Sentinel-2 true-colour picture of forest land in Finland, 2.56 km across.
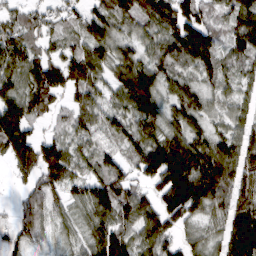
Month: March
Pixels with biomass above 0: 89%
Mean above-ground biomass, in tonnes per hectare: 89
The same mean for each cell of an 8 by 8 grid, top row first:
54 54 65 93 99 152 57 106
99 52 61 89 70 123 122 71
98 142 99 73 138 69 58 56
149 63 71 66 92 75 60 53
158 86 58 49 90 101 98 87
46 98 69 101 80 159 159 109
31 69 66 117 101 124 91 114
70 40 61 136 78 60 63 193
